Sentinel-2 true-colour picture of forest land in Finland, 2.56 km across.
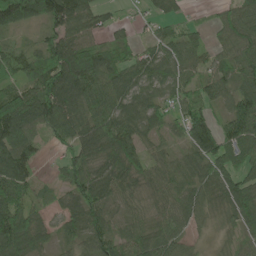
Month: June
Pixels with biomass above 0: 87%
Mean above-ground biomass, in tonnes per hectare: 75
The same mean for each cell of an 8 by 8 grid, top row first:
160 130 117 24 22 42 11 70
31 82 110 60 36 67 46 68
60 114 133 82 79 68 64 68
141 128 77 97 79 53 59 127
99 29 80 107 54 32 107 114
132 12 67 87 71 66 77 79
107 34 99 74 53 64 59 96
126 45 73 84 74 67 14 36
